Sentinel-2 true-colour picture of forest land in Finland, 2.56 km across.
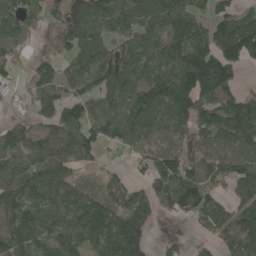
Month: May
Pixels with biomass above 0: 80%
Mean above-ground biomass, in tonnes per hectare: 97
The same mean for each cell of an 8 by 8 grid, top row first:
97 54 101 100 97 113 87 74
69 12 95 81 98 125 124 167
35 78 77 158 137 157 189 41
16 84 88 87 172 123 108 93
88 87 115 72 99 72 75 96
109 107 53 35 55 119 75 92
133 106 141 127 115 80 94 98
107 97 108 208 111 42 36 129
